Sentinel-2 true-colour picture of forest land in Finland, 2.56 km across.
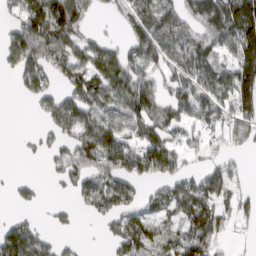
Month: March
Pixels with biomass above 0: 64%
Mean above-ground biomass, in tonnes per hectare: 68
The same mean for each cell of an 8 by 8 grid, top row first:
45 133 80 17 93 73 110 147
99 119 60 42 92 83 71 112
40 71 78 109 74 65 89 142
0 70 119 77 98 60 63 95
2 31 114 127 86 50 33 42
6 16 96 87 77 73 42 20
17 11 33 82 48 70 55 37
144 40 10 50 93 62 57 9
